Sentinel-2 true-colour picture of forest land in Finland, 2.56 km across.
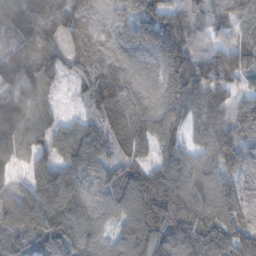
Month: November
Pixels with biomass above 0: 95%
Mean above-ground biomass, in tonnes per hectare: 116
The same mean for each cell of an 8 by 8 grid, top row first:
105 155 139 104 94 118 59 74
84 144 84 110 156 184 79 88
121 111 71 168 143 137 145 70
117 72 28 132 114 106 149 86
124 93 159 96 91 122 123 136
51 129 131 88 95 144 134 146
135 152 116 89 145 123 142 133
102 129 123 91 151 138 125 95
